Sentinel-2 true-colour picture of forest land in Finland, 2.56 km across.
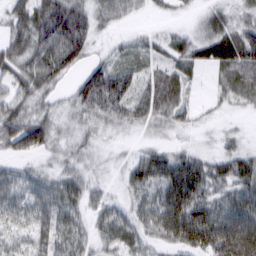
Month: March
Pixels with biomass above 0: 82%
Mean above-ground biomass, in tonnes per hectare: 44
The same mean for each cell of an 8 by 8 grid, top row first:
49 98 76 32 9 10 31 27
55 76 76 15 23 36 52 81
52 56 43 84 33 40 10 64
49 31 38 45 42 42 8 11
69 47 34 10 14 14 7 21
28 26 37 9 63 87 59 58
39 48 38 33 40 93 55 60
26 47 37 39 36 57 79 99
